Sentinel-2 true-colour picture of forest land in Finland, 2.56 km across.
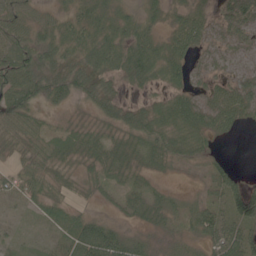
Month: June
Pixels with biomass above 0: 87%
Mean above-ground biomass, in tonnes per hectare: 39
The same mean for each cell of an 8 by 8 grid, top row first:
53 22 39 37 33 25 31 80
70 49 49 60 64 49 36 35
78 63 63 36 54 37 31 36
64 21 11 42 46 62 58 58
42 32 27 32 38 50 29 2
41 35 17 22 21 8 29 23
7 28 13 11 32 28 44 87
9 10 54 77 32 27 49 72
